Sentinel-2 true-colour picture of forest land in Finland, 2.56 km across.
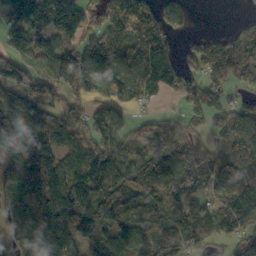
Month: October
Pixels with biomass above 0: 80%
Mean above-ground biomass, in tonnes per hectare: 114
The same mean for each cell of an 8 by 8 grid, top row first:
111 151 161 134 134 87 0 12
90 101 118 107 116 39 123 106
61 103 174 168 128 84 142 122
99 86 63 119 27 24 107 95
126 141 102 102 92 115 88 106
129 195 158 130 118 116 137 142
89 198 182 98 81 111 118 214
150 224 121 117 91 123 91 112
